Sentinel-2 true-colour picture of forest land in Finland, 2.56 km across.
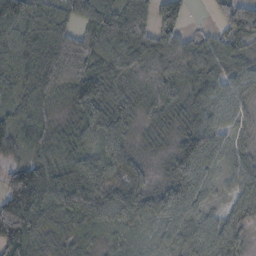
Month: November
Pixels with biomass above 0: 94%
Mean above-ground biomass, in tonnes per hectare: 71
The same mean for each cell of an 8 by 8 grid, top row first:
135 69 76 84 63 94 7 130
100 96 94 80 89 99 55 50
82 91 119 84 90 68 55 45
53 48 63 75 40 47 67 42
41 51 52 61 22 62 91 31
107 75 75 60 42 71 59 55
171 103 115 68 75 86 38 51
97 73 62 36 31 56 57 49
